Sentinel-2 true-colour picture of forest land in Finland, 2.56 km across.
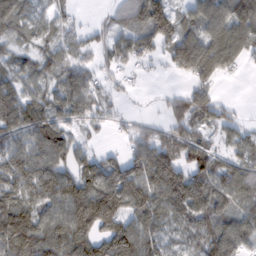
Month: February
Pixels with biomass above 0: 78%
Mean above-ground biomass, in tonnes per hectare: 76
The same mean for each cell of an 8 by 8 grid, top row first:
91 52 11 37 118 76 107 128
45 49 45 62 65 94 129 89
68 59 76 23 4 12 66 7
138 83 64 20 5 49 86 13
76 127 40 9 71 96 45 61
112 109 94 98 103 92 79 84
122 74 143 139 103 89 91 64
125 104 110 113 103 53 81 78
